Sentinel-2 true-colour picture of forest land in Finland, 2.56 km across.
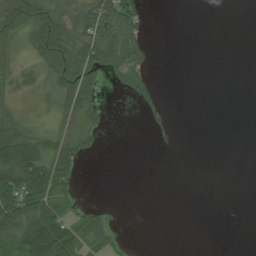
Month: July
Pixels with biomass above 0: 39%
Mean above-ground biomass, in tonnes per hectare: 26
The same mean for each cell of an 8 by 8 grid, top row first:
69 57 42 77 32 0 0 0
27 61 53 82 37 0 0 0
28 30 58 17 36 0 0 0
20 24 59 5 16 3 0 0
87 43 46 0 0 3 0 0
102 85 21 0 0 0 0 0
69 64 19 3 0 0 0 0
63 128 66 30 0 0 0 0
